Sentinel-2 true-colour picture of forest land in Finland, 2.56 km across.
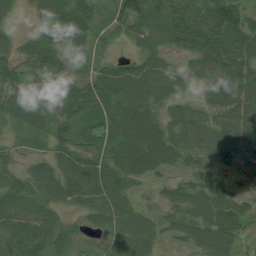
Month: July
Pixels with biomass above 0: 90%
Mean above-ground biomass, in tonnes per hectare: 65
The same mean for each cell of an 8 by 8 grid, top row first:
21 66 78 45 106 116 131 94
36 70 49 25 56 65 110 81
49 82 70 86 101 73 57 75
72 69 71 81 103 65 49 76
28 46 57 74 105 87 66 62
46 70 81 81 49 24 45 21
66 58 44 80 27 53 78 51
86 79 30 49 65 28 74 35
